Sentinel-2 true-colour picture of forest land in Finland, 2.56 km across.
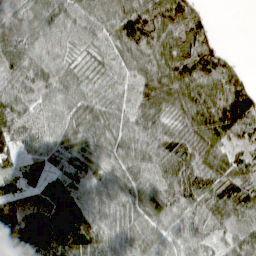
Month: April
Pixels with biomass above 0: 93%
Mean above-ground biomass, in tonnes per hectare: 83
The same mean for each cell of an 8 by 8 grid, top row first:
81 84 90 80 122 130 27 0
115 76 38 59 85 115 62 1
81 93 54 53 100 115 100 53
71 58 78 68 106 72 118 130
69 77 71 69 92 90 101 50
52 77 80 64 75 109 103 74
107 114 122 77 82 88 88 81
176 166 99 80 66 57 48 64
